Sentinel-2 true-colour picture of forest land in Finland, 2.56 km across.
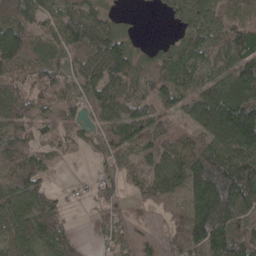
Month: April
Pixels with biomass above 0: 81%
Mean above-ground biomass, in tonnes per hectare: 73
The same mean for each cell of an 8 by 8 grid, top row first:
91 64 97 43 2 45 75 72
115 47 78 117 34 66 73 102
63 73 72 89 54 83 66 144
81 52 44 77 74 50 106 165
91 52 40 63 60 58 74 119
67 33 5 34 65 121 187 123
79 71 7 64 18 31 149 117
55 69 26 42 26 65 155 107
